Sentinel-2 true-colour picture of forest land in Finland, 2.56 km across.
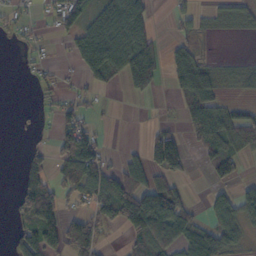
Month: October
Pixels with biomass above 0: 50%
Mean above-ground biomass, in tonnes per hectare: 55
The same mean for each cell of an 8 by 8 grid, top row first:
26 30 59 98 61 26 17 34
8 12 96 125 74 36 9 0
1 17 28 40 110 65 63 24
3 9 57 4 1 17 104 48
0 25 124 3 42 80 85 79
25 87 118 66 83 53 27 23
39 112 42 102 173 106 31 70
68 105 145 12 84 82 94 37
